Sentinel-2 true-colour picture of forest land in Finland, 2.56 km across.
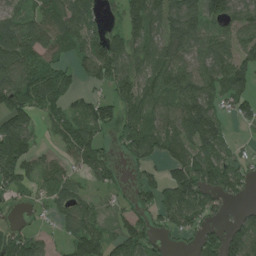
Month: July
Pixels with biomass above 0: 75%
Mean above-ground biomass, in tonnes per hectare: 96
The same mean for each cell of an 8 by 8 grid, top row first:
77 109 153 32 147 123 122 96
134 97 113 131 89 86 86 100
129 164 55 117 96 108 101 112
134 78 84 100 111 117 134 62
148 21 143 50 143 106 141 22
113 75 59 52 60 94 151 90
21 51 100 28 68 144 94 28
105 34 137 78 111 32 102 140
